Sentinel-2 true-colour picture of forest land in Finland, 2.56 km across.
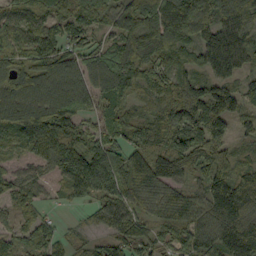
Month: September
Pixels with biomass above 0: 91%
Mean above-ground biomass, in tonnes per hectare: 112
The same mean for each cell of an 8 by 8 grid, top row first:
123 114 128 96 158 150 136 124
129 121 99 93 125 107 138 113
126 125 113 133 122 128 99 65
138 147 112 106 48 148 184 74
73 140 120 123 96 169 192 37
49 53 192 163 148 107 130 89
72 33 36 121 86 104 133 184
57 87 35 73 62 76 120 161
